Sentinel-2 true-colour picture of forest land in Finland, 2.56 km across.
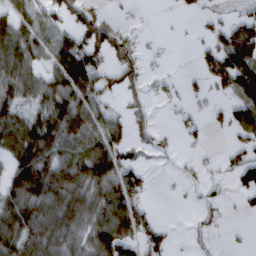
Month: March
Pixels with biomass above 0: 58%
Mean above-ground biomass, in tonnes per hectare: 60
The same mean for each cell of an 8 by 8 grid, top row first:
51 44 64 21 4 7 20 34
95 57 117 78 17 2 44 147
93 69 140 42 39 15 42 123
72 110 105 36 34 15 9 31
111 118 71 80 32 12 13 27
100 128 101 107 41 8 19 64
126 102 92 121 42 1 30 12
126 96 68 134 76 9 14 4
